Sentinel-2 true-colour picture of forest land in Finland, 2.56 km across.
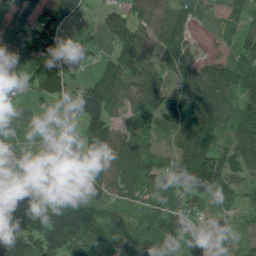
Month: June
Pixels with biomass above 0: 73%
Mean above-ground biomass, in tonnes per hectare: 88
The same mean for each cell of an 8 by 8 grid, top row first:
150 130 53 79 88 90 18 84
166 134 67 70 95 124 14 74
41 147 61 115 93 97 133 130
4 17 100 83 105 138 156 126
32 12 79 143 81 80 105 114
44 6 83 117 116 111 161 74
35 74 128 49 66 91 45 59
167 161 146 46 87 73 28 32
